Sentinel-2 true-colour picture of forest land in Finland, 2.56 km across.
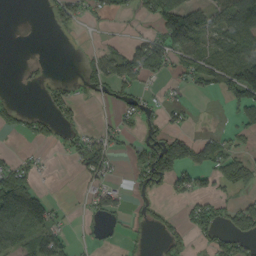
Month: September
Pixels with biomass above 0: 43%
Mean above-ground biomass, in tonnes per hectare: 53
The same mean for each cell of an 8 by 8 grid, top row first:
0 17 34 34 42 154 88 147
0 0 5 25 95 102 67 117
3 16 37 105 73 28 58 148
43 32 23 13 53 23 1 50
2 25 54 48 84 119 63 29
109 9 26 31 93 81 41 88
200 84 8 59 19 9 68 72
90 90 10 12 8 44 35 66
